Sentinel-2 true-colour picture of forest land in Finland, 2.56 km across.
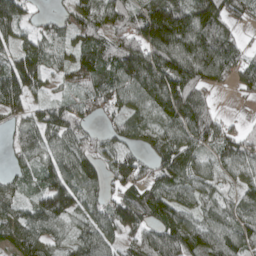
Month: April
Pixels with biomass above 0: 87%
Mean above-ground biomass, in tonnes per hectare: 88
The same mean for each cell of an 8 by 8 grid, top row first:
106 24 85 99 135 184 158 50
66 59 74 89 158 188 157 55
139 53 65 92 169 203 93 60
51 71 60 52 72 136 81 4
43 70 80 54 51 105 71 83
50 76 119 63 59 99 62 60
65 104 68 94 115 101 71 90
67 71 79 72 71 122 95 94
